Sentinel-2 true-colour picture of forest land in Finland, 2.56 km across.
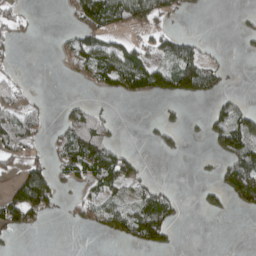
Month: April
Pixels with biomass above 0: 38%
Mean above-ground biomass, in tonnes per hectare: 40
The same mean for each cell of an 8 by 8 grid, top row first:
26 0 66 94 85 27 1 8
12 1 64 57 38 64 10 4
19 0 17 72 94 118 64 0
60 18 56 10 0 13 28 51
61 26 128 51 6 18 24 85
46 78 54 87 28 0 7 134
123 44 32 51 91 32 17 31
6 0 0 20 78 11 0 0
